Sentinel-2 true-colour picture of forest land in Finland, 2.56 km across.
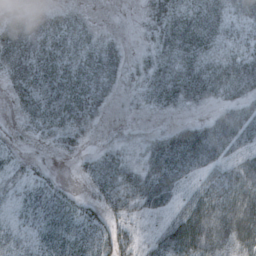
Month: October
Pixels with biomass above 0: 77%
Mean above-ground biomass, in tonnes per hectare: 33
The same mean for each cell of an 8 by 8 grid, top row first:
34 33 16 0 21 45 44 35
71 58 42 27 14 46 36 35
48 69 55 32 28 53 43 49
18 53 46 5 11 13 11 33
9 12 14 11 20 51 53 30
15 12 10 42 43 42 31 37
17 35 25 26 26 24 52 46
22 34 36 40 17 55 52 43
